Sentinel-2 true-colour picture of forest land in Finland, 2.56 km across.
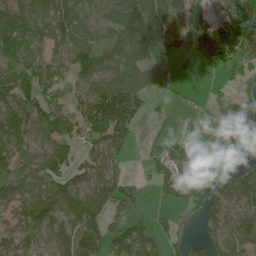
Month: June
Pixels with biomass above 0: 75%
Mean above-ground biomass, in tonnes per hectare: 84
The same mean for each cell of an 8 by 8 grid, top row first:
102 95 89 96 144 81 43 105
96 58 94 73 138 119 93 106
110 80 74 100 108 48 9 35
99 82 70 180 42 7 47 103
71 74 48 106 7 71 123 214
77 90 64 77 15 135 202 122
76 101 118 56 17 37 109 91
64 66 100 71 74 32 58 94
